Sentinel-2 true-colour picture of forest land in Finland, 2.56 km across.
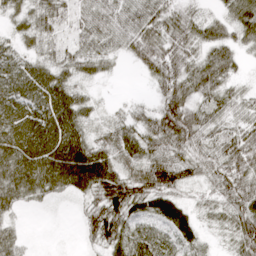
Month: April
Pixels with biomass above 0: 87%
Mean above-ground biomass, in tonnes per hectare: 50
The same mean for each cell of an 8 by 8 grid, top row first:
36 53 38 55 64 54 26 65
33 30 34 35 58 56 43 34
76 70 31 9 12 65 63 21
77 82 53 15 26 79 50 42
81 91 72 57 57 68 51 74
74 77 84 76 76 64 43 71
28 7 18 85 44 46 24 62
33 0 14 60 57 43 13 55
